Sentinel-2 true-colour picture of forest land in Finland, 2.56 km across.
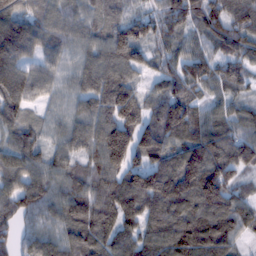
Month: February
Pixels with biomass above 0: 95%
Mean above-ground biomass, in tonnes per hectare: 105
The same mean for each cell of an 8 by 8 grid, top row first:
123 83 76 69 68 108 97 117
178 90 76 118 89 69 64 100
148 81 85 121 56 104 101 81
88 44 78 148 110 136 71 66
97 63 100 199 132 102 154 122
113 94 80 115 155 156 193 76
97 91 114 122 119 131 142 94
73 97 118 101 103 138 137 53
